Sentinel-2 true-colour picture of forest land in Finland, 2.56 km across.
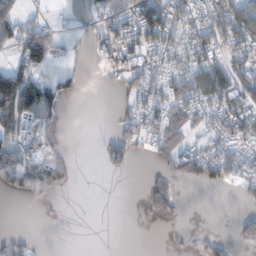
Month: November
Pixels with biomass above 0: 47%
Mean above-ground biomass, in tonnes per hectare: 45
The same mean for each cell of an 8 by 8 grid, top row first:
76 15 14 55 112 91 82 102
39 40 7 87 97 70 96 90
114 49 15 39 81 74 100 96
118 37 0 7 60 77 67 98
50 17 0 31 31 73 42 57
62 112 5 6 13 42 58 49
0 9 0 0 24 36 0 5
27 1 0 0 0 3 25 28
